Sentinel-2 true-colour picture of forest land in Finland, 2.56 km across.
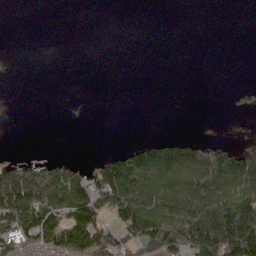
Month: May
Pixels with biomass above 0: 36%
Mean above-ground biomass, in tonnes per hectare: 62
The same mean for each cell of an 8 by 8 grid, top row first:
0 0 0 0 0 0 0 0
0 0 0 0 0 0 0 0
0 0 0 0 0 0 0 0
0 0 0 0 0 0 0 6
0 0 0 1 62 85 54 27
111 86 54 171 158 135 167 163
196 158 169 120 166 136 185 196
144 144 195 104 145 144 225 252
